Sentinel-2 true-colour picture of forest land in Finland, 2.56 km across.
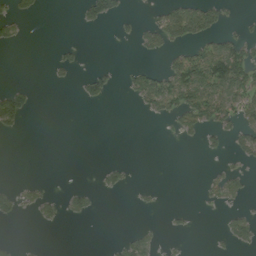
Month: August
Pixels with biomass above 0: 21%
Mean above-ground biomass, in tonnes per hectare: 20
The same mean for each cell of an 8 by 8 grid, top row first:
26 1 15 33 6 67 51 9
9 2 8 0 24 27 49 49
1 4 17 17 49 82 106 84
70 0 0 0 17 49 68 50
0 0 0 0 0 5 17 33
0 0 0 19 0 0 11 20
25 21 20 0 5 5 6 12
4 0 0 5 32 4 2 33
